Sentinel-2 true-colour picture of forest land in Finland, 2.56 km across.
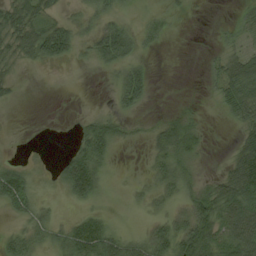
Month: August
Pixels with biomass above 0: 59%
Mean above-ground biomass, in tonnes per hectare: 32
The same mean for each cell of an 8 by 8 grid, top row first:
51 34 20 30 19 14 1 20
41 81 27 80 18 0 4 33
14 0 0 17 48 0 16 73
0 1 5 23 12 11 5 49
4 2 45 46 17 61 12 44
59 13 94 14 18 51 13 88
34 23 23 17 20 33 57 72
35 32 87 58 39 63 62 74
